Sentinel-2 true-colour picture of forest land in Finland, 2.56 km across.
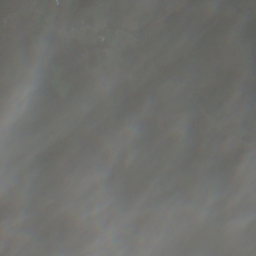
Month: October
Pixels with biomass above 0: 88%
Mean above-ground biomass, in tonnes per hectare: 77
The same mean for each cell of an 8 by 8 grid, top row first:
57 25 29 52 82 107 175 140
61 122 112 29 85 121 104 99
104 67 102 45 79 100 68 59
93 92 77 76 121 60 80 52
117 87 70 31 95 88 117 95
88 64 33 31 64 70 134 79
42 91 80 24 54 74 111 100
20 71 74 23 23 46 79 77
